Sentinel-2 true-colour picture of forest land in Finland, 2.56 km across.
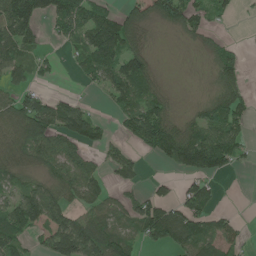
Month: June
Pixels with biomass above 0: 63%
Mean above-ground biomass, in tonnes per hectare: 63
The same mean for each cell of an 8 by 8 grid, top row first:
121 80 89 58 56 81 45 10
85 15 58 108 45 3 26 18
42 13 19 82 81 2 13 53
89 102 72 25 100 29 59 65
102 90 68 31 67 133 115 58
61 51 77 37 22 32 101 7
100 128 56 58 81 65 76 3
77 75 176 96 48 84 73 38
